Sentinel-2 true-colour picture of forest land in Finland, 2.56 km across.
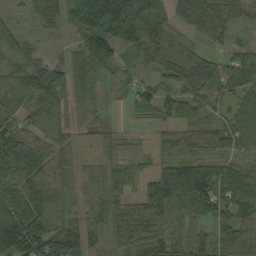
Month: September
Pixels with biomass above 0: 88%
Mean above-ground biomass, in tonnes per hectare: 68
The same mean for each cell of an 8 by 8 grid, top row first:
17 66 89 133 140 49 80 41
58 21 77 97 98 68 33 35
69 109 82 31 41 71 98 83
67 85 62 5 27 60 49 64
69 59 40 26 7 50 48 62
87 72 49 58 43 94 104 80
101 104 40 66 72 72 91 86
120 104 102 53 81 67 60 78
